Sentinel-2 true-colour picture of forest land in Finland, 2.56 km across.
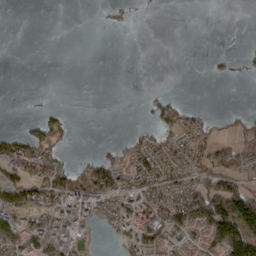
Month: March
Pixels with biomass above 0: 39%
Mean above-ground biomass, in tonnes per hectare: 40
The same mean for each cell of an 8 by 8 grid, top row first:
0 0 0 8 0 0 0 0
0 0 0 0 0 0 0 5
0 0 0 0 0 0 4 5
0 13 0 0 8 57 15 19
53 73 0 15 53 57 64 70
63 84 69 101 84 59 86 94
93 70 66 53 76 94 162 188
80 86 27 11 87 51 81 190
